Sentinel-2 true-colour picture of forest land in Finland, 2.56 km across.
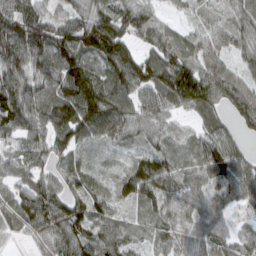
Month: March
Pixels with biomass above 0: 91%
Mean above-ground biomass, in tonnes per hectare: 70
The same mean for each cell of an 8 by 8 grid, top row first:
93 55 63 85 61 19 36 68
114 86 94 114 49 69 59 49
94 73 123 81 99 115 91 58
132 81 132 121 81 46 53 64
55 69 69 51 48 44 69 39
42 48 52 39 94 70 63 74
59 102 82 59 40 60 66 43
20 59 96 83 39 49 74 51
